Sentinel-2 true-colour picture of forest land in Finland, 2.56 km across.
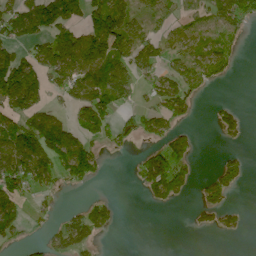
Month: June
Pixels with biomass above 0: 49%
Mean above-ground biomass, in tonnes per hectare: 61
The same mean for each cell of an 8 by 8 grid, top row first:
92 139 71 75 45 42 52 92
65 92 137 89 72 48 54 18
163 60 105 117 40 78 45 3
91 63 77 65 44 63 6 29
141 146 98 36 23 74 0 11
145 94 95 3 91 117 28 57
86 23 45 42 8 15 67 22
38 53 113 6 0 0 0 8
